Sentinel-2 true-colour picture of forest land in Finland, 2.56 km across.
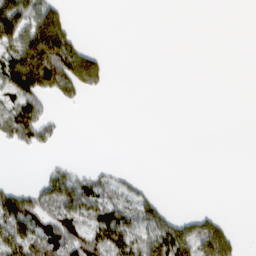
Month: March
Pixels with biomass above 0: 34%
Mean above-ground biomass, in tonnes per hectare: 43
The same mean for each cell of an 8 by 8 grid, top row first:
119 99 0 0 0 0 0 0
101 206 84 1 0 0 0 0
154 172 151 13 0 0 0 0
89 31 4 0 0 0 0 0
31 32 0 0 0 0 0 0
1 35 41 24 5 0 0 0
132 85 98 88 89 8 8 0
117 117 130 116 98 139 143 21
